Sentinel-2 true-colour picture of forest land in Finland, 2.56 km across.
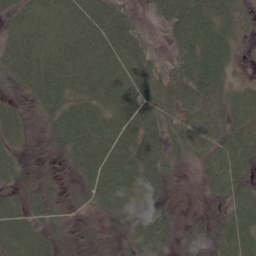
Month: June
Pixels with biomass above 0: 81%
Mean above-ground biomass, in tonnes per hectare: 41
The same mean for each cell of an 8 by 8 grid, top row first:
31 48 57 55 11 52 60 28
55 50 59 64 32 32 68 16
32 64 54 62 58 59 70 15
29 35 57 54 61 43 53 50
24 12 60 66 62 32 51 55
23 4 33 72 56 10 45 45
35 27 9 36 25 7 4 51
50 30 6 4 52 21 15 61
